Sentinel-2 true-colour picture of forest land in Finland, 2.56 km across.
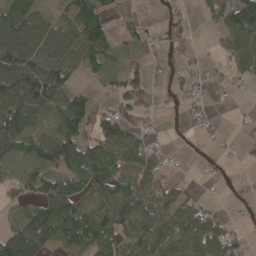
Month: April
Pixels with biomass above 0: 65%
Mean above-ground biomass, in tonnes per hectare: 54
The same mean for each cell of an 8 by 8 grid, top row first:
110 46 82 28 12 24 36 120
117 77 98 42 20 35 7 108
105 84 23 26 36 19 23 27
93 48 97 27 15 5 12 4
76 79 86 93 53 3 10 16
22 54 85 93 87 14 6 3
21 90 65 68 79 71 28 10
92 81 63 90 70 81 110 32
